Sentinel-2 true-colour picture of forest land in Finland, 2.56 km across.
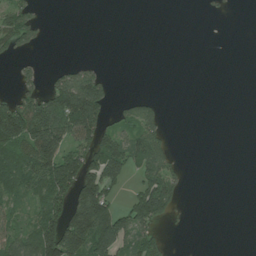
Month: July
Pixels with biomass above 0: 38%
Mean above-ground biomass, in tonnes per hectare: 54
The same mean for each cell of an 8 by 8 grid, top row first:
82 4 0 0 0 0 3 0
55 4 0 0 0 0 0 0
27 32 105 20 0 0 0 0
144 186 198 41 73 0 0 0
125 152 83 97 109 11 0 0
121 147 167 103 75 52 0 0
41 103 148 89 155 45 0 0
78 156 154 162 93 1 0 0
